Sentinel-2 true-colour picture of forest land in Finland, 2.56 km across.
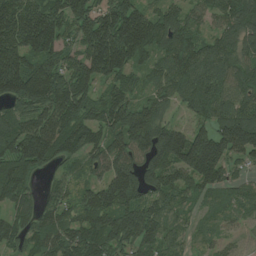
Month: July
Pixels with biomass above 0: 93%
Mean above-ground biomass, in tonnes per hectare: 121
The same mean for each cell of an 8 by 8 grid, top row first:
189 160 122 155 138 103 76 150
159 145 108 237 154 148 92 98
201 185 137 96 63 132 114 94
91 139 134 149 126 49 116 130
148 163 116 120 138 190 202 190
150 41 53 144 120 116 146 36
87 85 103 154 122 86 40 59
84 119 123 154 111 65 44 26
